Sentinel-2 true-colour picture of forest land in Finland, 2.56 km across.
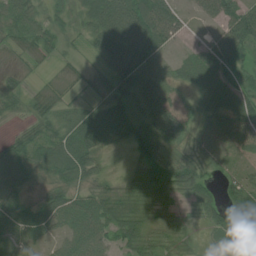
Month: July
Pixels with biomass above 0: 84%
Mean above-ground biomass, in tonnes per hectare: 48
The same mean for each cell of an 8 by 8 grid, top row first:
63 35 32 101 89 36 32 77
27 36 15 74 92 14 40 75
18 7 19 56 83 31 60 58
20 35 45 73 72 65 48 68
39 57 74 33 88 51 36 49
52 34 45 16 62 79 30 35
57 49 50 50 37 30 47 58
44 27 55 45 43 31 11 59
